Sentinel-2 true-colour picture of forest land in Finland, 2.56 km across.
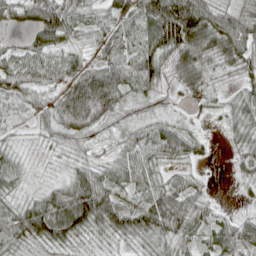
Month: April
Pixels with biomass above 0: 91%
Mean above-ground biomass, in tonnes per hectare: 53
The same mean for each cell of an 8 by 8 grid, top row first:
49 85 52 46 82 139 90 63
27 68 31 53 68 105 77 80
66 50 74 78 82 47 43 35
22 47 113 74 37 23 23 52
16 25 43 27 54 66 16 36
43 12 61 50 59 27 8 24
48 83 101 63 59 67 33 10
50 61 34 30 43 65 40 64
